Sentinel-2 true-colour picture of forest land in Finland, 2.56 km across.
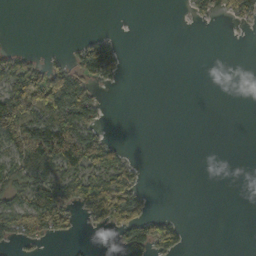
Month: October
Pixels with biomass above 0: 32%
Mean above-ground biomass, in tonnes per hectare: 36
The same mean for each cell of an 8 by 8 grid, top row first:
0 0 0 0 0 0 27 48
11 2 38 56 0 0 0 0
102 99 81 34 0 0 0 0
146 95 125 1 0 0 0 0
92 121 191 39 0 0 0 0
65 66 94 83 10 0 0 0
74 152 58 118 37 0 0 0
42 29 6 12 98 59 0 0
